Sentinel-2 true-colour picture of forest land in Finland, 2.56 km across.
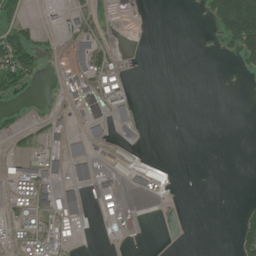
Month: July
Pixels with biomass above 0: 25%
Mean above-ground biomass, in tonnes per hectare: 22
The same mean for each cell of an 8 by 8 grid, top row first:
24 5 22 4 0 0 41 247
99 9 48 12 0 0 3 92
60 3 40 47 0 0 0 2
7 10 34 62 1 0 0 0
8 24 42 25 10 0 0 0
30 45 28 26 52 5 0 0
30 41 52 18 0 0 0 7
16 36 15 1 0 0 0 41
